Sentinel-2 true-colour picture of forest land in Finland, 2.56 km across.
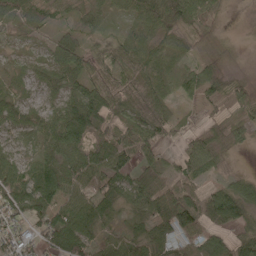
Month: May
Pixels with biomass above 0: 88%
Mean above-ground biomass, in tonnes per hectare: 50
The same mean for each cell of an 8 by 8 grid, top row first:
47 30 37 26 60 72 37 1
17 30 61 41 56 36 14 3
25 44 65 85 74 40 62 23
53 44 107 69 77 19 22 31
28 56 62 72 69 22 54 19
59 79 64 56 52 45 28 21
64 70 68 47 46 107 75 72
45 44 84 30 54 58 60 51
